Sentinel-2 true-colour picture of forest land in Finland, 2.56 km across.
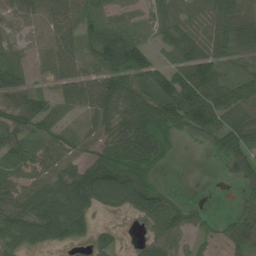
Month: July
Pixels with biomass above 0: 81%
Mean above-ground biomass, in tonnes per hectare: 58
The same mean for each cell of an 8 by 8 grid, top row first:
52 67 62 48 31 62 53 52
34 71 61 112 54 69 67 53
45 30 84 86 64 82 100 49
54 53 40 66 99 91 123 84
48 42 33 58 100 21 30 68
54 62 86 111 50 0 2 46
67 94 82 36 82 48 11 15
66 59 30 35 36 55 21 48
